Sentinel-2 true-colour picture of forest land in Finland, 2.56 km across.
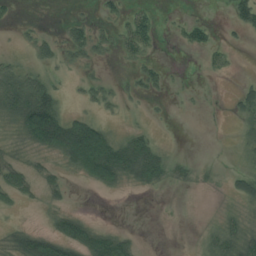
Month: July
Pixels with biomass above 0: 42%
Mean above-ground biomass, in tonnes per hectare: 29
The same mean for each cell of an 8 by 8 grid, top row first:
7 0 7 16 23 4 4 42
6 20 30 17 25 6 24 6
67 33 11 9 23 3 3 7
82 141 16 9 6 1 1 21
20 105 182 91 58 2 0 15
38 23 41 89 73 24 8 26
11 17 5 0 0 0 0 15
43 74 87 72 2 0 22 51
